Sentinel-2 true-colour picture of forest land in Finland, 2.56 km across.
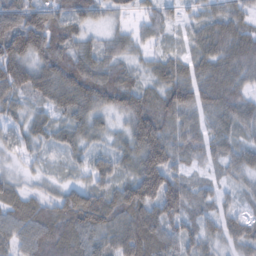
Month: February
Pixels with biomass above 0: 94%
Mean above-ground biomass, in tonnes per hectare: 70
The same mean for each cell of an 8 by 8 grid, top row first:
112 90 65 34 37 34 53 57
120 115 64 45 31 24 75 85
89 101 124 93 43 87 73 62
43 49 76 68 120 100 57 68
37 39 55 37 149 80 53 47
24 24 30 75 149 69 22 37
73 65 144 101 109 86 40 30
65 99 88 76 107 80 44 45
